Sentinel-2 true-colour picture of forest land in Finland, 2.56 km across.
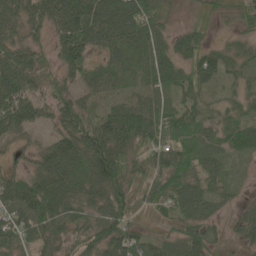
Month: May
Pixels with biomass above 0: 89%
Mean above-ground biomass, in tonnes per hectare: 61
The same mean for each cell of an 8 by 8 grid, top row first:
65 81 120 98 96 20 32 44
68 37 93 53 74 53 49 27
88 37 42 42 44 63 61 34
83 38 66 48 83 64 39 43
29 35 86 104 63 80 64 67
45 87 84 93 50 88 55 13
91 92 63 72 32 63 51 28
80 60 46 80 47 51 56 34
